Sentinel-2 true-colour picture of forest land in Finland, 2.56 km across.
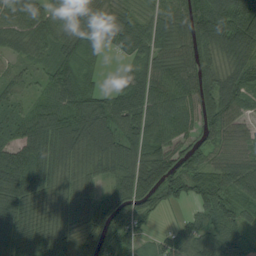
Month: August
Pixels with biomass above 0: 91%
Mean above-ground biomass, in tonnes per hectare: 70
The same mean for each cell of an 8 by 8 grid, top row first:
79 66 72 57 51 75 103 103
49 56 50 40 72 70 75 82
42 47 64 6 68 80 76 66
39 74 90 86 94 83 91 60
70 95 86 69 84 60 45 47
107 64 55 55 96 92 61 75
68 46 67 86 59 31 90 72
99 84 81 69 29 93 90 71
